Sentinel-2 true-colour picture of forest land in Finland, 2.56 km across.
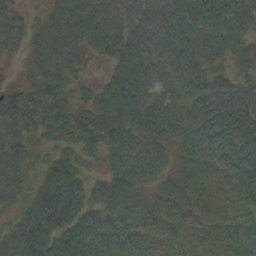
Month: September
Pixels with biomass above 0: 92%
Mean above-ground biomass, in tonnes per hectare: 58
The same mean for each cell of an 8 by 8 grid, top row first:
33 50 92 75 81 80 74 56
30 88 62 68 84 83 69 42
13 68 29 49 87 78 66 43
56 54 47 85 91 73 83 85
43 27 49 57 52 54 71 62
62 53 44 52 51 38 50 67
39 86 67 50 42 47 42 54
65 67 69 64 35 33 32 42
